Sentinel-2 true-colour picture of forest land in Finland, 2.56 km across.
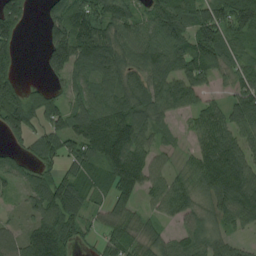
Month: August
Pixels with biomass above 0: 82%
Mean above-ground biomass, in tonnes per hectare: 85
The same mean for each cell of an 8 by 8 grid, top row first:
110 56 113 96 63 103 105 102
76 79 135 110 95 109 121 58
85 39 64 106 99 109 59 81
138 100 86 118 88 59 73 107
41 64 103 167 81 24 105 105
52 57 85 95 102 59 134 159
20 100 62 66 34 78 72 134
66 153 44 63 50 45 66 29
